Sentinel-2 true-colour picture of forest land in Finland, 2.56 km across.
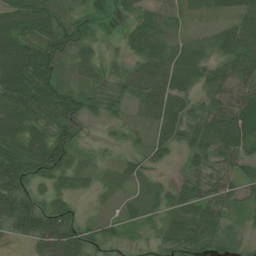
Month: July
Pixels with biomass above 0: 90%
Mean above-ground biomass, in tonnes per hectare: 47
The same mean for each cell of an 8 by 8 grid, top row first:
71 62 38 7 31 20 16 49
72 70 48 7 50 26 25 67
85 74 30 40 61 49 39 66
78 71 60 37 28 68 51 74
70 99 29 17 25 49 57 58
91 49 24 19 29 18 54 37
87 47 18 10 35 52 60 24
25 79 68 34 18 59 62 32
